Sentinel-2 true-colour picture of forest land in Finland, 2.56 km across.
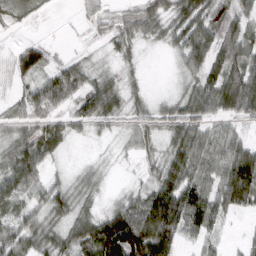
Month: March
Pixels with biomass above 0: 85%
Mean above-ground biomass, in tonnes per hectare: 58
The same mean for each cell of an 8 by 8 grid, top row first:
38 8 15 33 73 74 89 65
37 42 10 31 20 47 94 83
41 73 56 38 22 17 81 99
31 65 66 66 49 63 67 77
56 71 6 12 44 63 65 58
84 38 23 8 23 89 66 132
53 68 43 39 95 122 90 61
71 65 83 150 129 71 33 8
